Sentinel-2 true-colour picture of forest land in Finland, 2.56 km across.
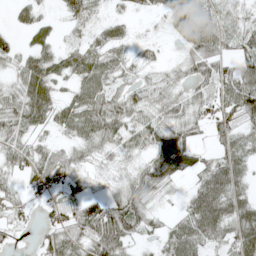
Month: May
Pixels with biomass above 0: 79%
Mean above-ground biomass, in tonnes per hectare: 43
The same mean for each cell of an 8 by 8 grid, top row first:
25 15 47 20 14 60 40 26
27 45 38 47 14 12 72 43
27 58 44 40 21 25 64 85
49 53 55 61 39 43 47 82
44 24 35 40 39 78 19 46
34 53 27 13 57 49 62 49
29 28 52 69 47 11 97 58
11 41 54 73 18 59 48 66
